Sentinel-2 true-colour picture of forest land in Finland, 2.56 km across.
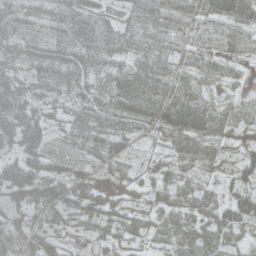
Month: May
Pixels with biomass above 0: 89%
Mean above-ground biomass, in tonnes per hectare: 49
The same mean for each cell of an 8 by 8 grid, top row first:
50 42 69 34 58 54 55 77
31 50 60 60 45 38 35 39
60 68 44 43 69 64 44 19
106 45 39 43 42 94 71 27
59 44 41 70 15 64 65 31
77 65 36 40 22 43 30 31
14 70 54 39 35 57 60 50
41 47 23 33 32 65 72 36
